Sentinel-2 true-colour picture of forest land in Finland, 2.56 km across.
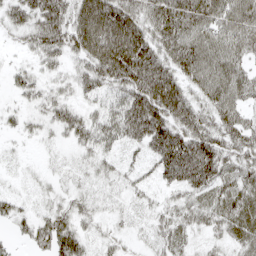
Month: April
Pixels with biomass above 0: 82%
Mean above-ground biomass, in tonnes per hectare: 49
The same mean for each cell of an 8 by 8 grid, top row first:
47 72 84 109 65 91 78 77
18 61 68 109 86 79 86 58
29 25 40 65 86 67 81 62
20 31 32 49 89 79 53 47
8 9 31 35 44 87 79 61
7 11 16 22 18 60 75 46
28 25 31 15 15 37 46 59
20 62 46 22 12 35 19 40
